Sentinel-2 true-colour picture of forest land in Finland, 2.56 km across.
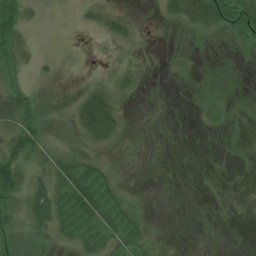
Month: July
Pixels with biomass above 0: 49%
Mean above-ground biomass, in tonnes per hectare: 17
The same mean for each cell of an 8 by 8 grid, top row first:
49 5 7 18 1 29 59 67
41 8 2 4 1 2 2 12
22 9 1 15 3 5 1 1
49 11 39 38 0 0 15 1
45 27 21 17 0 0 0 0
52 34 44 16 0 0 0 0
30 48 59 40 5 0 0 0
30 20 35 31 23 0 0 0
